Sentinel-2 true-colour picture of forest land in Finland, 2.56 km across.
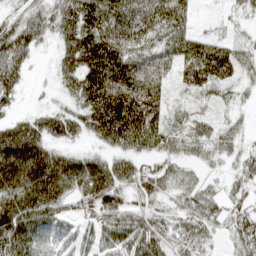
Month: April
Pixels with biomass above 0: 84%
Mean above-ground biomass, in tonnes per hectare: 76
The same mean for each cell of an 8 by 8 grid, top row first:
41 60 107 89 82 91 7 26
112 20 127 115 68 78 80 39
84 11 106 142 103 49 94 47
30 47 69 158 154 28 19 19
149 87 30 78 99 50 52 34
181 188 156 114 60 52 23 48
142 129 41 69 40 38 65 55
113 42 53 88 121 64 55 60
